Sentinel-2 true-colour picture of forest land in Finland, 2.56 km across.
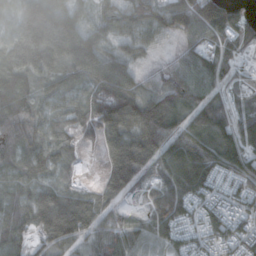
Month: October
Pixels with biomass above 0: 90%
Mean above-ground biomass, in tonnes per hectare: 95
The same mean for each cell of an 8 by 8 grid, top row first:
81 185 76 103 137 136 180 71
123 169 148 63 60 21 80 83
100 81 101 138 39 97 86 42
121 72 76 156 140 93 118 69
104 89 45 70 117 133 130 103
84 65 16 105 64 139 143 108
104 124 94 53 42 121 96 86
76 66 64 70 64 71 69 102
